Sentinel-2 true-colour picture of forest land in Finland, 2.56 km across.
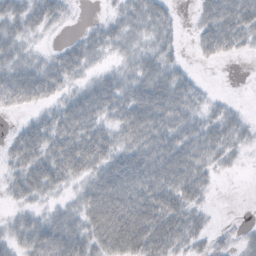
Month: October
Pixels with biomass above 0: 76%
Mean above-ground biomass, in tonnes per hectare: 33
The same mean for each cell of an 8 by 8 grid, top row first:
36 33 2 16 38 9 37 49
29 7 29 23 24 13 30 22
40 40 21 26 45 31 2 0
15 21 44 39 61 43 19 11
32 48 58 41 52 45 35 20
32 54 39 56 52 49 23 2
18 20 41 72 67 54 11 0
33 57 43 62 67 39 18 14
